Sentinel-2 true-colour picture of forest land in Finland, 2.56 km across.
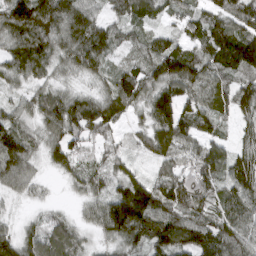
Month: March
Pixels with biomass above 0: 93%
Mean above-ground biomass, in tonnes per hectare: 72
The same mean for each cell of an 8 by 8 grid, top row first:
97 98 95 48 62 42 57 81
90 78 99 60 55 56 87 141
54 48 35 58 73 101 80 62
47 88 105 88 56 105 68 71
97 61 62 37 44 100 61 46
79 17 59 54 39 83 87 94
13 19 24 114 129 102 73 96
79 81 47 56 79 98 94 85
